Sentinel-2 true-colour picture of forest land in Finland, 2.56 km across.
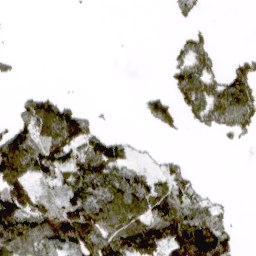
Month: April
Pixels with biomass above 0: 45%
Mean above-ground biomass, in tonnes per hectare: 59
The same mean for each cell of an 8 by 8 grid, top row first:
0 0 1 0 0 31 5 0
1 0 0 0 0 31 63 3
16 0 0 0 0 75 111 103
39 143 67 2 32 69 110 129
139 117 126 79 10 0 0 19
121 96 127 101 58 69 2 0
135 91 119 113 100 100 67 0
110 102 159 128 124 123 164 33
